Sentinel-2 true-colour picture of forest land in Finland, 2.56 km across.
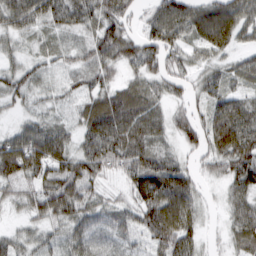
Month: March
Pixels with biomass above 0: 88%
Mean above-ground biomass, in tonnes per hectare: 54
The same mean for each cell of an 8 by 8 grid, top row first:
72 62 54 65 29 90 79 70
23 19 28 67 62 53 55 31
49 25 28 32 48 41 38 35
21 25 37 98 80 32 50 71
77 102 44 91 70 26 60 90
77 71 85 33 107 86 25 71
20 65 67 40 80 108 12 52
34 31 42 25 40 95 12 51
